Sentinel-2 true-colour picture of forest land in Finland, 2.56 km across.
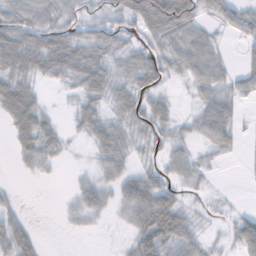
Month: November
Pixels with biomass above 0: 69%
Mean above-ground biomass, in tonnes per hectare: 32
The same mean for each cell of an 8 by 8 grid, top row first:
53 47 40 46 78 93 18 37
70 67 44 41 40 41 33 8
53 21 41 37 44 13 43 25
66 17 31 23 44 16 49 12
31 33 5 42 20 23 23 9
4 8 9 28 37 19 7 1
14 0 31 21 67 51 9 8
45 1 1 1 63 71 21 58
